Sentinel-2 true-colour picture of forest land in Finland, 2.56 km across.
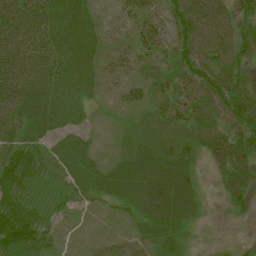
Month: July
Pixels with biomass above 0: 93%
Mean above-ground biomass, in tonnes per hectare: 42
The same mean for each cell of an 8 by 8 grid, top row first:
68 61 48 17 37 54 67 53
68 63 54 24 39 40 63 59
70 65 47 20 26 39 65 47
64 58 24 10 26 47 48 73
58 27 30 7 39 39 48 67
78 25 40 43 61 62 11 45
67 26 16 19 48 58 11 22
86 34 8 18 26 22 10 10
